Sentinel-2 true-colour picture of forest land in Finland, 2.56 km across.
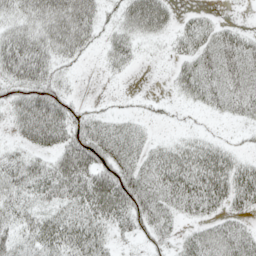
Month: May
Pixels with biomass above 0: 71%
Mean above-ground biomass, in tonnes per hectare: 36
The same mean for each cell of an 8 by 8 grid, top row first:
38 57 64 15 72 24 14 2
63 47 41 30 10 17 43 55
49 45 5 5 0 25 50 51
42 76 20 10 6 4 16 30
19 46 55 49 26 21 25 8
42 49 68 61 47 61 66 50
33 29 42 58 44 36 41 29
36 50 51 21 14 17 42 45
